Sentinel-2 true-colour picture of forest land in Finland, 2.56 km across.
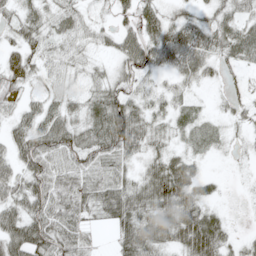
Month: May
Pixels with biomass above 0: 83%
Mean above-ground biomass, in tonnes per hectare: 40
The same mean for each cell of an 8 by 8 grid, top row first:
32 34 34 27 43 26 22 34
26 32 29 23 67 70 53 59
33 30 16 35 25 23 19 16
31 48 31 82 32 29 9 19
48 66 57 74 36 14 17 6
47 69 56 54 37 79 20 2
48 67 54 62 55 70 33 1
74 76 52 21 70 45 79 13
